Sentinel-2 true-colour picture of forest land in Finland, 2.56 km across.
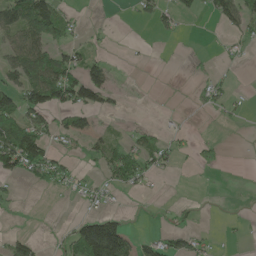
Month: May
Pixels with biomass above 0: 34%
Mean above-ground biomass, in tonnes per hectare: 34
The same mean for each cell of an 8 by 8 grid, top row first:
99 111 11 0 23 38 20 64
70 83 32 6 2 1 2 15
55 107 90 36 1 1 22 1
86 82 68 20 1 3 13 12
117 45 18 36 39 17 24 0
46 63 19 45 41 6 3 0
8 1 10 13 1 14 1 1
32 4 111 181 25 37 14 4
